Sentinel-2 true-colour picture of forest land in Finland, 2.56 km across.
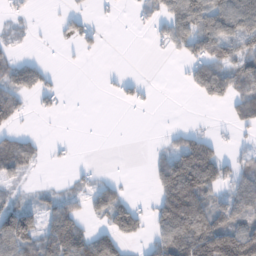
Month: January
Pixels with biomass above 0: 48%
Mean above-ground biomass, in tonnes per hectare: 53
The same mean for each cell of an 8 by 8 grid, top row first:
15 1 32 16 27 88 118 132
13 4 24 18 1 53 89 80
79 33 18 9 14 3 124 69
53 26 16 0 5 1 1 64
77 26 1 0 0 42 60 15
47 7 19 8 2 150 115 61
80 50 51 103 24 191 102 82
133 90 111 90 31 143 151 95
